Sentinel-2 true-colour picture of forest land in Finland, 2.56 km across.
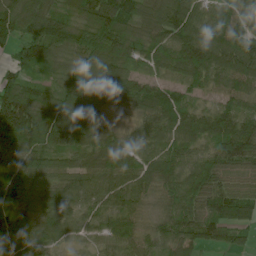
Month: June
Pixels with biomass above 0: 94%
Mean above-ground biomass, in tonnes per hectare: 98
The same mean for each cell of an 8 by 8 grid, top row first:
139 140 82 185 112 156 75 89
73 116 97 127 88 112 130 121
85 42 108 146 60 56 79 102
202 113 129 45 75 115 63 87
146 110 96 78 75 95 80 154
105 86 105 101 92 95 120 66
112 92 68 72 45 96 113 130
105 68 46 70 58 101 82 51
